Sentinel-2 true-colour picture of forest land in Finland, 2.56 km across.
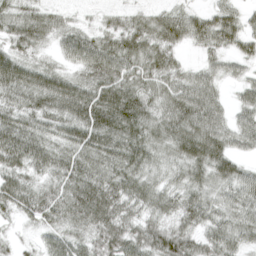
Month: April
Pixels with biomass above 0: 93%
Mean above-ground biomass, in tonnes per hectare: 52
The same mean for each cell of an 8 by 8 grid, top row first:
49 41 12 22 33 40 41 36
39 21 66 59 57 35 41 38
65 63 49 72 55 49 44 32
53 61 76 94 62 67 70 38
69 54 65 70 66 60 75 41
54 43 69 61 52 35 56 51
52 65 75 65 49 47 49 57
15 32 45 67 63 69 48 44
